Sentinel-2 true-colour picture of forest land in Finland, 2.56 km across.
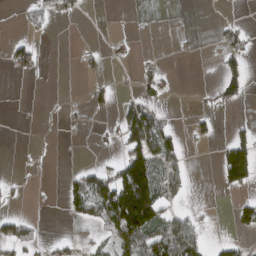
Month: March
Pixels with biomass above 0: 24%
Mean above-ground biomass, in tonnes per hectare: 29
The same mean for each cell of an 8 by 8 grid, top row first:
4 23 9 0 0 0 0 2
31 0 9 12 0 3 5 34
5 1 4 11 24 5 0 59
0 1 4 11 88 5 13 1
1 1 0 9 120 42 10 72
4 1 39 55 167 58 0 90
4 3 40 137 193 30 3 35
56 10 23 43 102 109 21 16
